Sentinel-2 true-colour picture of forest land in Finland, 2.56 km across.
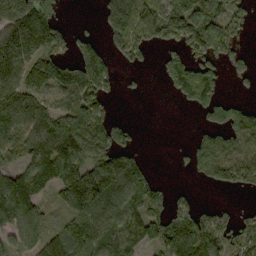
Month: September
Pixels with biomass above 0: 67%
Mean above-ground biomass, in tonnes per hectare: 106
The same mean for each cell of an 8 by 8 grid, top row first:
187 171 2 123 175 148 173 77
225 145 72 64 96 85 147 51
113 102 153 71 11 145 153 32
134 116 172 47 0 3 81 97
79 155 183 158 12 6 104 122
103 130 175 210 98 4 68 112
136 76 137 123 138 66 49 26
83 116 114 114 114 130 155 113
